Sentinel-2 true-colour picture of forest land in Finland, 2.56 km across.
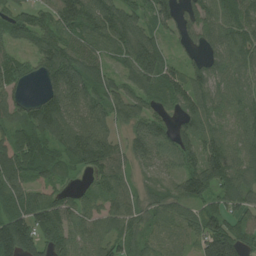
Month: July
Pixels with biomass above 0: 90%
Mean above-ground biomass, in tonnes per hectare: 88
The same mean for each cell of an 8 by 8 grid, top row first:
87 66 145 113 76 90 87 92
45 94 78 82 119 34 65 92
69 92 128 66 102 87 88 74
60 111 104 83 73 64 87 77
111 85 140 86 109 106 97 74
100 80 35 93 45 78 152 90
96 110 75 64 64 79 81 70
182 101 76 75 63 69 136 95
